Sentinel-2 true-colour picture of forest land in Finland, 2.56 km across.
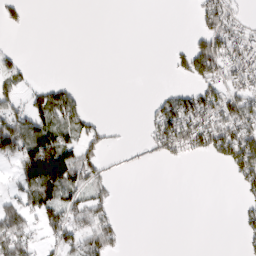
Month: March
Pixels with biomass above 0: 37%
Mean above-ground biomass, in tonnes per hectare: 37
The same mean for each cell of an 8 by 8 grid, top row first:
28 0 0 0 0 0 52 20
9 0 0 0 0 11 78 55
38 9 2 0 0 11 62 48
61 93 56 0 7 97 82 79
110 115 68 13 11 79 78 117
40 163 77 14 0 0 0 64
74 87 65 30 0 0 0 18
82 28 64 48 0 0 0 13
